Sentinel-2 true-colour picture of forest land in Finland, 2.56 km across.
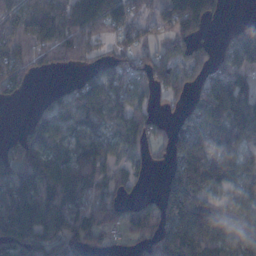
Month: November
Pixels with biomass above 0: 76%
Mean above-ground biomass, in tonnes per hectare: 74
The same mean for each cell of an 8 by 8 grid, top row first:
100 107 112 116 47 122 99 14
115 92 85 42 55 53 34 109
90 5 24 66 74 62 79 64
0 52 72 68 50 35 119 136
33 65 56 50 51 87 78 110
61 84 92 49 26 101 152 71
101 90 54 44 35 164 109 86
79 62 55 14 33 119 133 105
